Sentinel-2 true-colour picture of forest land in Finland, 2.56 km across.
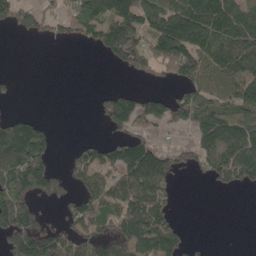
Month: May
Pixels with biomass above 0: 55%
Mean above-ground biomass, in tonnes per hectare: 98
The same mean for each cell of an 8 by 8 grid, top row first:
86 64 117 132 128 164 165 123
0 2 16 155 128 219 156 160
15 0 0 0 37 85 114 164
21 1 0 113 121 100 118 108
187 81 33 80 112 32 150 204
177 160 77 90 183 76 66 134
212 28 106 121 187 40 0 0
164 159 119 144 209 115 9 0
